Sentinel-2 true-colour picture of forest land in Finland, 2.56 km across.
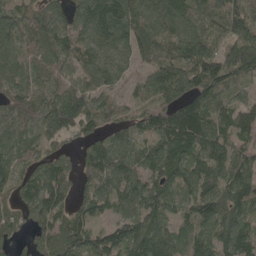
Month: May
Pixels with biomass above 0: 90%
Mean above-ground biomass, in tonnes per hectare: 98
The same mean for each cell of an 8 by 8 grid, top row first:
80 127 101 129 125 133 113 103
92 88 101 99 114 108 134 141
99 76 74 75 57 119 134 76
96 127 140 72 72 117 118 96
74 83 61 80 90 133 89 57
83 127 66 104 87 110 99 114
75 126 84 71 100 69 116 96
45 97 105 97 117 67 69 124
